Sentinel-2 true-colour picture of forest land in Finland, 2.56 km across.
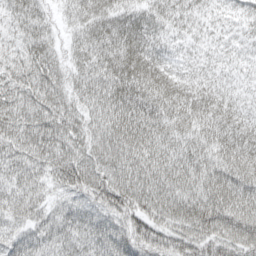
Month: April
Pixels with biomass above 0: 98%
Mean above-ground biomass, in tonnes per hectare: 65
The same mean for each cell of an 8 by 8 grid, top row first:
54 38 48 58 49 39 27 29
44 53 46 69 55 28 27 29
67 79 45 75 71 47 37 30
78 83 56 78 82 73 60 41
76 87 65 75 76 64 73 60
72 62 98 82 78 78 83 84
78 48 60 87 79 88 101 83
61 60 60 116 85 77 86 84
